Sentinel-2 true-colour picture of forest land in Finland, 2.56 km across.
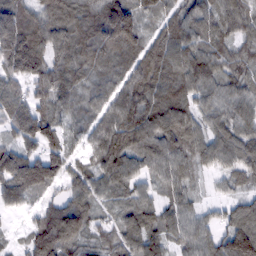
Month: February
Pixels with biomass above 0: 93%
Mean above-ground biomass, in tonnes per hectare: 86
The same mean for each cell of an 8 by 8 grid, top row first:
117 94 107 157 72 64 86 98
172 105 113 110 90 101 87 54
102 123 82 77 107 88 94 75
110 98 65 97 108 97 71 80
75 95 45 110 89 97 81 89
132 123 72 88 62 76 30 68
48 61 90 40 75 72 30 62
18 127 76 57 90 60 68 120
